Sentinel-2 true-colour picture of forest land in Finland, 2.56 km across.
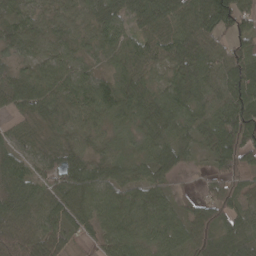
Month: April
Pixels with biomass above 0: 93%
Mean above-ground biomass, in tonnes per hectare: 69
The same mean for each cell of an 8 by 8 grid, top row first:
65 50 61 63 78 80 90 81
48 51 45 60 70 102 85 67
62 81 60 68 66 73 89 112
45 56 67 70 78 87 76 126
43 43 51 45 54 65 67 128
77 51 79 61 50 37 30 83
86 73 75 80 71 45 74 68
125 98 27 61 56 63 76 78
